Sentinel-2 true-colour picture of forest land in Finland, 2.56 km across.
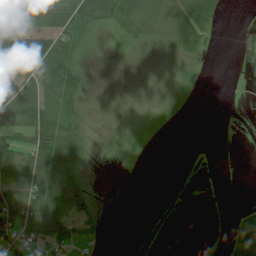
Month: July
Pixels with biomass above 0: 41%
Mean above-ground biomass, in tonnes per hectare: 26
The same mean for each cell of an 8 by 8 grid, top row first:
50 62 73 47 37 31 64 0
70 60 29 0 6 22 14 2
72 63 28 0 0 3 1 1
90 68 26 0 2 7 0 1
45 90 33 0 7 0 0 0
59 83 42 0 0 2 1 0
83 83 48 0 0 4 0 8
63 55 15 0 0 0 1 26
